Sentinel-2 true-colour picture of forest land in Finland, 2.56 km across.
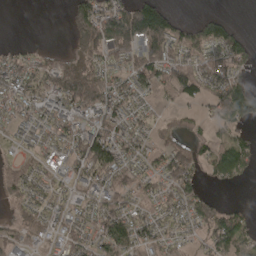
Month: April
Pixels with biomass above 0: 69%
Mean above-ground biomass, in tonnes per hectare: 60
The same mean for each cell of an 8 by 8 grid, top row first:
0 0 94 115 191 36 35 1
26 14 67 123 137 68 85 82
83 72 108 52 76 81 86 62
58 67 83 75 33 28 30 107
19 61 98 116 39 48 46 59
42 42 56 72 44 101 38 54
26 44 36 58 34 45 67 28
40 26 41 91 53 28 54 83
